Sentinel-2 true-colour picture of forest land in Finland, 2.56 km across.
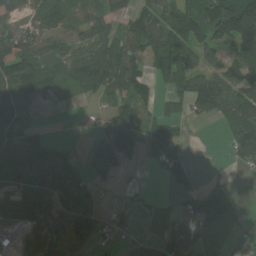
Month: July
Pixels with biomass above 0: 66%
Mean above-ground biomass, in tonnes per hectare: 71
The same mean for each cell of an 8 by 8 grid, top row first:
43 78 63 66 80 116 126 186
132 87 89 98 94 145 79 91
125 89 91 104 65 78 108 102
54 1 12 60 42 53 84 121
53 55 5 114 85 66 1 90
91 94 35 39 6 64 19 7
151 93 110 38 8 25 142 38
71 66 81 25 37 75 18 11
